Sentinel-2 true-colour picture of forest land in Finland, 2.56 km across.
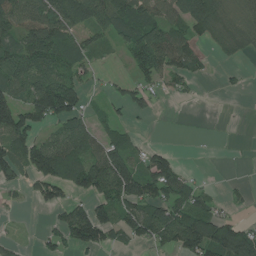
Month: July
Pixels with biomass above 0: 59%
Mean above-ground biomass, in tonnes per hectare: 67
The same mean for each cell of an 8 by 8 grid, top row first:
112 120 121 95 93 77 148 51
80 129 63 28 117 106 30 57
84 101 54 21 56 55 10 8
113 126 66 25 36 1 0 1
101 90 98 81 25 2 1 1
52 113 100 165 112 84 3 2
10 40 47 81 110 95 61 12
13 33 97 39 60 97 150 154
